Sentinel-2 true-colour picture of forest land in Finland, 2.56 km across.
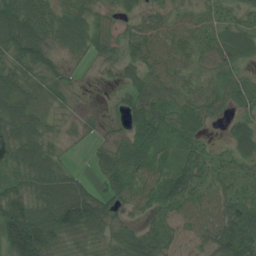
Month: July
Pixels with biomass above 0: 88%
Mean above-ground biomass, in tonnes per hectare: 53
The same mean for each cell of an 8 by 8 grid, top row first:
95 60 52 29 35 33 29 40
71 51 41 37 57 51 44 58
68 46 6 10 57 52 38 36
78 31 18 15 87 55 56 38
77 42 6 40 73 46 24 54
44 87 32 57 54 79 52 42
98 92 121 46 37 48 48 67
132 86 50 37 65 29 43 92
